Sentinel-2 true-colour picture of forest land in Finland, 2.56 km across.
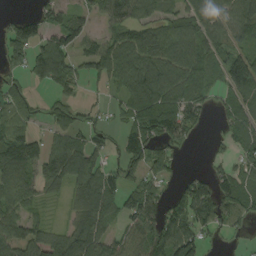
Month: September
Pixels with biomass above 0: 72%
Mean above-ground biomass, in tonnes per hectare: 80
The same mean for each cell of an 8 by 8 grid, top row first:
29 65 50 100 69 64 97 98
108 81 61 97 138 114 78 64
31 56 65 79 131 120 59 181
61 43 36 26 120 127 41 74
129 81 78 31 133 56 11 67
113 108 132 70 85 22 45 79
79 21 98 79 114 61 116 102
110 93 129 68 81 140 29 13
